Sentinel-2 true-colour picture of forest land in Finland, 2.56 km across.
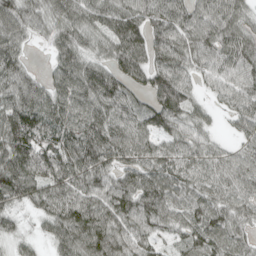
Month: April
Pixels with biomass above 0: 92%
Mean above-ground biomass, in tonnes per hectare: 71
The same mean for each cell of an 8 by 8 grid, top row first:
96 65 84 78 81 73 87 60
57 31 71 69 83 80 78 87
71 47 89 75 58 88 40 75
97 79 82 73 57 95 28 61
118 84 93 86 74 68 46 38
122 88 88 64 76 68 57 63
45 76 97 89 77 59 64 55
35 44 95 94 63 39 61 44
